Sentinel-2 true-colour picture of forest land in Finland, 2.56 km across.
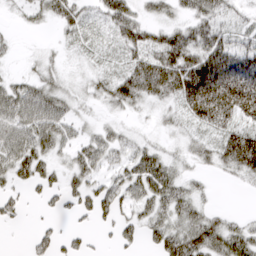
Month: March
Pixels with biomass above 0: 71%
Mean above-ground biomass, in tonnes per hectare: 40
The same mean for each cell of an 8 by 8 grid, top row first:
8 32 35 57 26 24 50 16
7 11 19 19 56 79 72 44
24 35 16 41 94 92 137 99
69 68 14 16 15 29 127 95
67 48 34 37 21 14 33 105
35 29 36 27 62 30 12 29
17 10 25 37 30 44 19 1
0 26 17 12 26 59 59 52
